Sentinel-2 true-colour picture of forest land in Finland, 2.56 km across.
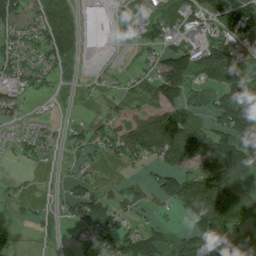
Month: July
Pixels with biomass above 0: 68%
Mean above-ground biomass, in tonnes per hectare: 64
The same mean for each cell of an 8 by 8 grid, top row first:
102 84 25 21 54 72 77 99
62 101 48 6 55 75 94 90
50 35 19 13 44 157 74 117
37 6 5 28 47 96 49 179
21 36 45 77 125 164 107 164
9 8 34 10 21 91 95 96
23 17 91 60 30 43 129 99
14 15 11 69 108 75 115 79
